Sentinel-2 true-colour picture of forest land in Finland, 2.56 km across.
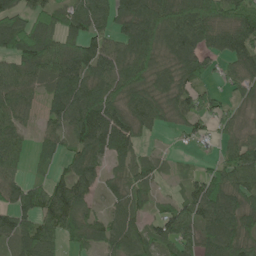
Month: June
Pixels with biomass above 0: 83%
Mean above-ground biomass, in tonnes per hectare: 82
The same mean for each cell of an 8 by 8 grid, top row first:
76 68 114 90 122 125 137 98
97 105 118 86 121 121 88 129
110 77 124 106 88 81 45 81
77 65 141 121 99 76 62 38
70 51 95 124 24 7 24 68
59 48 103 38 57 14 52 94
81 116 95 45 42 54 103 88
81 103 62 68 61 90 70 90
